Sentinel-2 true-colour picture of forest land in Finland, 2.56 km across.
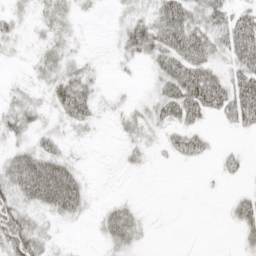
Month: April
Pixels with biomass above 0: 64%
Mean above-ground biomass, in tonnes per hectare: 22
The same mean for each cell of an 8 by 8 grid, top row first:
16 19 9 8 22 48 38 31
8 20 8 9 40 50 37 54
5 24 33 4 5 52 52 45
29 15 34 10 17 42 33 57
17 20 6 4 17 28 18 6
37 54 19 5 3 0 2 13
39 28 21 18 5 1 0 24
61 17 1 25 9 0 0 11
